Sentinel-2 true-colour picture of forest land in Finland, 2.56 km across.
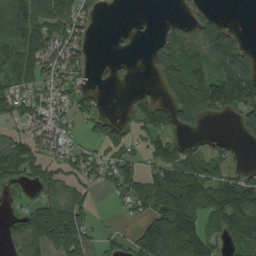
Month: August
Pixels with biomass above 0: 61%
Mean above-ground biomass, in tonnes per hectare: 82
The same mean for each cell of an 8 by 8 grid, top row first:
120 134 90 1 3 16 48 0
109 106 72 9 11 129 130 90
66 75 43 14 3 128 143 175
47 74 46 14 91 106 100 104
85 84 35 68 54 67 31 19
69 69 60 75 80 168 107 68
32 107 76 11 56 212 129 210
85 137 112 27 143 261 101 129
